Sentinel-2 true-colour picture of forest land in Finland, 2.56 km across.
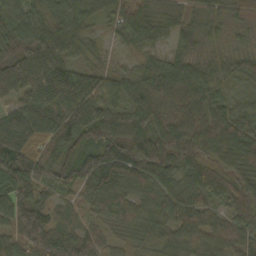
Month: October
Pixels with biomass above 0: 96%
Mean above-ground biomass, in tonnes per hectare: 68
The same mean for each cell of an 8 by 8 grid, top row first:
59 56 54 39 60 41 42 33
84 61 35 16 38 36 25 26
126 125 84 43 66 99 59 36
81 103 103 77 79 73 89 56
93 78 65 98 90 104 87 110
103 77 80 91 76 72 66 70
95 55 32 60 60 75 50 56
68 97 64 34 34 65 71 56
